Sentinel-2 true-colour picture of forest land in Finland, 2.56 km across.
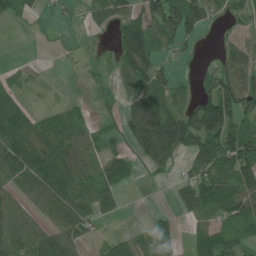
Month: June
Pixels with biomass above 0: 68%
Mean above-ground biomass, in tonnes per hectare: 63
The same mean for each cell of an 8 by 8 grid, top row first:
44 10 20 73 88 129 70 46
0 3 13 34 97 37 5 62
30 10 7 19 75 37 53 88
90 37 26 13 99 67 184 115
120 98 77 24 69 88 126 155
84 119 100 71 9 24 102 109
48 58 93 34 4 26 76 112
80 98 54 56 52 31 91 70
